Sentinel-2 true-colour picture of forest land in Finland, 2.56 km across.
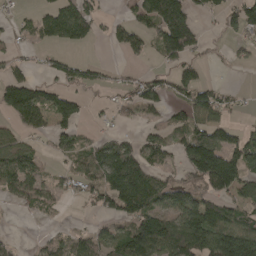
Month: April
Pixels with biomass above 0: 56%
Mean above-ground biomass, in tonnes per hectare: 67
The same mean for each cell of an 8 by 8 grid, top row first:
20 64 103 16 79 145 24 91
23 35 23 24 42 136 15 24
75 30 38 17 45 71 25 1
123 99 45 31 52 41 92 16
59 22 48 72 57 57 117 72
106 32 58 132 122 33 153 109
15 32 8 76 116 103 101 64
13 35 57 90 170 160 165 179
